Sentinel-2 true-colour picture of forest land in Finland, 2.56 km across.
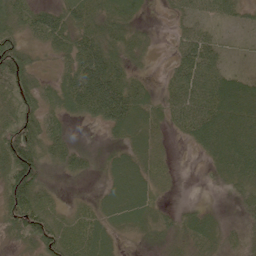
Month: June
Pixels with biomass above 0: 84%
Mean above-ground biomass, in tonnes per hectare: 47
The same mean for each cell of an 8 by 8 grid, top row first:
72 68 59 49 13 23 41 28
62 43 78 51 30 29 57 10
56 18 96 99 20 49 79 44
51 36 51 95 57 51 82 81
77 59 16 21 46 8 67 89
92 26 28 41 51 11 11 61
79 52 30 56 57 15 15 20
26 68 71 35 17 31 46 32
